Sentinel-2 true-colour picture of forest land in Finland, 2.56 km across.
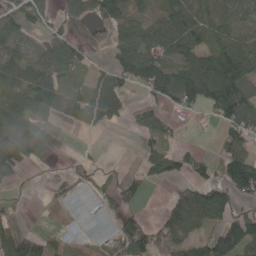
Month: May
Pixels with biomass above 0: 66%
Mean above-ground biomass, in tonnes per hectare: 57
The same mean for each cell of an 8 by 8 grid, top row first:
65 39 71 65 39 59 41 39
34 57 59 42 89 86 65 66
63 68 21 74 93 98 132 97
60 59 60 64 57 32 36 113
128 55 3 0 29 25 1 80
42 10 34 22 45 47 41 195
13 7 44 43 19 59 103 40
58 28 39 47 78 75 74 129
